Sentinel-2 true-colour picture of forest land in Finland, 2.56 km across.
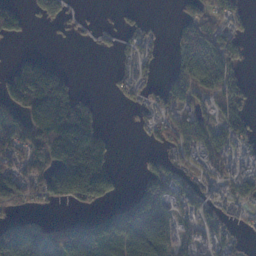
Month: November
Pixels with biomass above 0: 58%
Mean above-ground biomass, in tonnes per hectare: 84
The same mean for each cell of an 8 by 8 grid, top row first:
97 66 17 5 18 32 62 38
8 4 2 20 52 34 100 40
180 257 16 25 50 52 88 44
93 295 194 1 48 80 52 72
113 199 305 57 13 92 90 64
109 138 309 107 58 74 51 74
50 21 31 68 134 73 59 45
152 125 148 133 152 88 54 26
